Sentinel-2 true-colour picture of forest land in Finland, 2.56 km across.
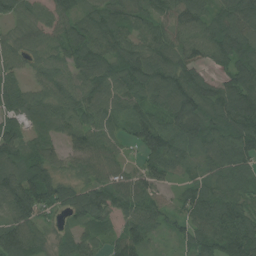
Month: July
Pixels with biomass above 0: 93%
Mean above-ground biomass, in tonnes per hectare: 81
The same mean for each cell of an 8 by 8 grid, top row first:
54 71 70 81 56 100 84 110
62 89 95 87 80 98 93 113
56 68 84 100 102 131 64 113
82 71 77 65 65 120 100 138
93 61 65 53 77 82 92 106
96 94 49 66 70 39 63 82
103 77 83 77 84 46 100 83
115 44 54 55 72 43 90 109
